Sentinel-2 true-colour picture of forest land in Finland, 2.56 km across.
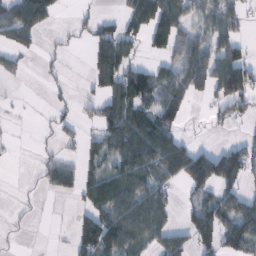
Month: February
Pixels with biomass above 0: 52%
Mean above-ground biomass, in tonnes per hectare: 50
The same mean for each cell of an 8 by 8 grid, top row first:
71 62 11 16 99 81 45 41
43 7 5 90 33 65 68 51
11 10 4 77 86 77 89 130
3 8 13 63 72 76 17 45
2 5 24 62 98 69 13 41
0 28 43 60 77 68 140 60
7 1 22 85 100 34 71 64
2 1 68 95 73 60 62 68
